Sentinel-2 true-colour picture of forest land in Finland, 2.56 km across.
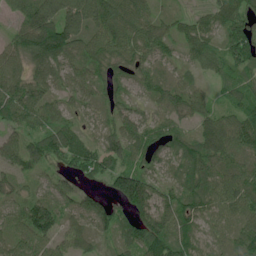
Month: June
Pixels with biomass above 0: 92%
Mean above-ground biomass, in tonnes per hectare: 75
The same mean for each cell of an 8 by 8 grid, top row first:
51 128 124 94 67 37 57 87
64 139 76 77 73 48 74 116
81 65 72 51 54 53 33 79
87 75 45 49 42 70 72 78
57 91 77 60 79 69 95 86
44 37 52 100 100 57 81 86
53 99 67 74 140 110 83 90
69 79 51 42 125 118 53 65
